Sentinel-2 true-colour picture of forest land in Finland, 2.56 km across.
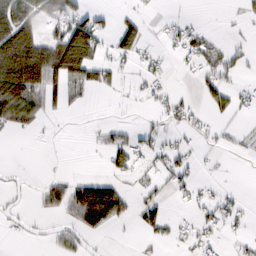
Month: February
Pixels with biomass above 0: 37%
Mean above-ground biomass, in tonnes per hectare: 33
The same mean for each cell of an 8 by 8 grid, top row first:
105 39 60 15 28 9 1 9
161 102 195 38 38 22 46 14
134 86 56 20 18 2 35 16
75 22 5 3 5 28 19 18
0 3 5 42 29 21 5 7
3 11 16 27 13 32 7 0
9 35 107 125 40 8 26 17
2 11 26 2 10 15 20 13
